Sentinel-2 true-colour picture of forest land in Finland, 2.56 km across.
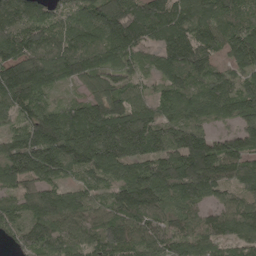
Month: May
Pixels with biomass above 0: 95%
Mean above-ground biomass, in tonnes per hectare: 136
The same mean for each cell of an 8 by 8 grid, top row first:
164 113 121 159 191 141 120 125
160 169 173 172 116 183 142 172
164 133 101 89 57 109 110 101
106 122 128 168 115 146 128 138
122 183 190 187 151 137 142 120
125 115 89 109 165 188 181 135
96 164 133 132 175 118 94 121
76 144 113 147 115 120 138 120
